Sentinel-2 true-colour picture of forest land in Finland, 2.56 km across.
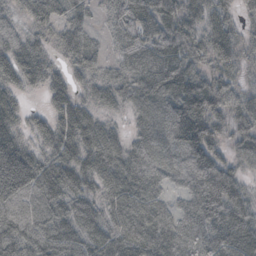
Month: October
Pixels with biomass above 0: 91%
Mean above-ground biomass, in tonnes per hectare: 58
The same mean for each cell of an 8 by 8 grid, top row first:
27 59 35 34 56 69 56 33
60 30 67 22 61 66 57 34
54 47 27 35 70 84 64 24
45 42 63 21 35 74 83 54
58 43 71 48 45 56 83 55
107 81 79 58 61 42 97 45
71 69 61 59 56 36 85 66
101 78 59 63 72 58 62 77
